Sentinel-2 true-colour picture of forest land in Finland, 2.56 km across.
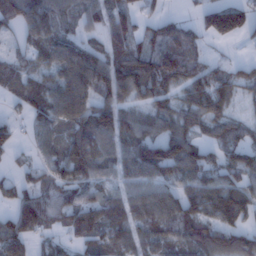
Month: January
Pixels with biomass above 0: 78%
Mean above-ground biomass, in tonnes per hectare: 73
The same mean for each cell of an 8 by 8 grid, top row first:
103 105 55 74 29 24 86 98
32 81 72 61 60 100 23 8
68 58 95 108 106 87 98 53
21 81 89 96 54 69 89 21
33 50 104 70 110 117 44 63
34 49 85 52 78 73 76 93
86 100 90 89 89 91 112 134
102 29 44 76 65 64 95 79
